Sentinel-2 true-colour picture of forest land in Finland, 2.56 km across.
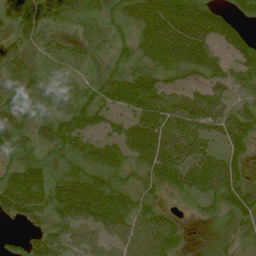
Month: August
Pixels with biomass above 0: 81%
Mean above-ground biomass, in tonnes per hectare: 46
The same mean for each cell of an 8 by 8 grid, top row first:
38 48 37 33 73 84 70 34
35 24 26 26 50 86 58 52
51 21 17 48 56 29 46 37
51 34 53 31 56 60 81 51
49 52 48 40 49 61 41 41
61 45 62 44 27 59 87 37
59 53 77 78 39 10 20 42
11 50 49 46 73 36 7 15
